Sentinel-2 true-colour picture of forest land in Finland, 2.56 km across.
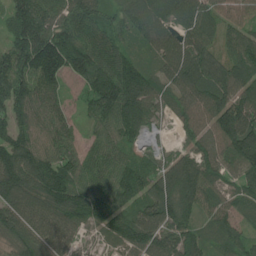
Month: July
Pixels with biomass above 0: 96%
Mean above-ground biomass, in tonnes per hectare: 114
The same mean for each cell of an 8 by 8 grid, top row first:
143 140 132 88 111 112 94 74
147 203 156 94 55 109 102 102
196 144 84 189 125 109 122 124
141 111 56 167 131 78 130 153
139 101 71 93 65 39 92 183
149 153 116 103 114 117 103 88
145 114 123 127 132 133 69 73
101 112 46 69 136 125 70 75
